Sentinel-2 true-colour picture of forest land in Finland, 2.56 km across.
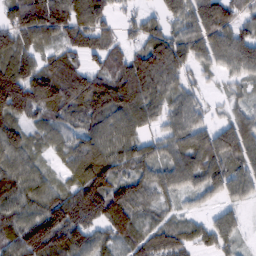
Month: February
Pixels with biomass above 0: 87%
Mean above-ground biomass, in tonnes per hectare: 84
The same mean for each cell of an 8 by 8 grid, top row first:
92 134 118 57 45 73 149 69
87 52 77 66 98 119 107 128
137 124 105 117 142 90 28 51
97 70 94 112 97 80 39 47
86 46 71 97 68 69 55 112
96 44 89 109 79 85 25 80
93 107 126 129 69 30 14 47
99 154 89 62 70 82 63 39
